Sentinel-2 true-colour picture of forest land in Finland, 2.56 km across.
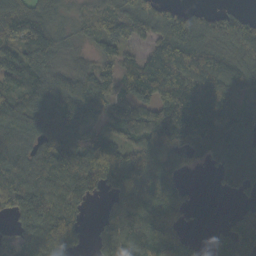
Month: October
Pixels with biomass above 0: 83%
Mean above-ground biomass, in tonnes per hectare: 101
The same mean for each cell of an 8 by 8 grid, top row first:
151 91 32 85 109 124 56 55
126 121 33 82 54 145 105 104
122 122 94 90 181 139 131 111
105 109 109 62 94 152 145 105
83 88 103 101 120 124 126 93
93 92 134 118 158 72 16 96
101 120 58 59 140 128 1 34
93 132 64 101 135 130 32 154
